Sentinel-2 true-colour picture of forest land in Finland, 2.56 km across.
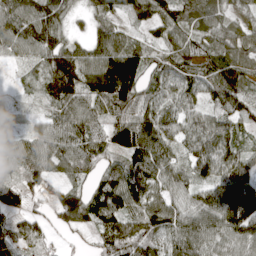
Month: April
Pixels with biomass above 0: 90%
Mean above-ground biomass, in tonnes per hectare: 87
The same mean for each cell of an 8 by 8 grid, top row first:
129 112 30 66 89 99 100 58
59 107 59 106 65 76 78 97
13 107 146 225 107 84 97 113
15 53 104 84 89 75 78 79
56 99 98 92 128 64 100 73
40 71 57 71 100 75 75 94
62 49 123 99 95 62 117 189
84 42 22 116 121 95 92 96
